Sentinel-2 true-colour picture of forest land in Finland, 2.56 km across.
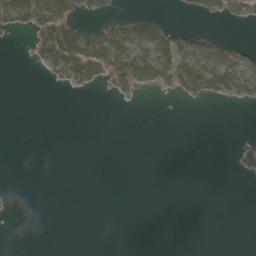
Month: May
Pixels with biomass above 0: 21%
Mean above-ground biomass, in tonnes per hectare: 21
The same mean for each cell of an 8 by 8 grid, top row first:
58 95 38 26 43 3 23 29
1 85 123 114 64 84 59 24
0 10 56 55 66 95 92 68
0 0 0 0 0 0 0 0
0 0 0 0 0 0 0 13
0 0 0 0 0 0 0 13
1 0 0 0 0 0 0 0
0 0 0 0 0 0 0 0
